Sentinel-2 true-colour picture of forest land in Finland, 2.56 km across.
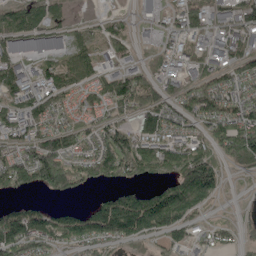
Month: May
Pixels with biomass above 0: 76%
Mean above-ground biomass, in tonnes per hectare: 82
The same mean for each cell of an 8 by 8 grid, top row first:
83 67 5 33 3 60 74 89
41 24 60 49 9 42 37 67
68 69 61 90 78 49 78 91
78 89 59 72 133 85 124 108
76 123 81 142 110 97 93 177
134 136 80 103 70 119 146 27
71 54 52 161 209 197 47 13
165 98 96 87 80 62 40 46
